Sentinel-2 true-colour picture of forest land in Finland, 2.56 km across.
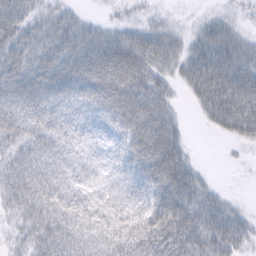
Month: February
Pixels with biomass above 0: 84%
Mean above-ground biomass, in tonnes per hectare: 46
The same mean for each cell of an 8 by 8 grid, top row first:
58 33 19 7 10 5 13 12
59 52 63 72 64 35 57 42
63 63 86 93 57 26 74 62
52 50 36 66 73 21 36 76
41 49 32 34 85 54 0 15
55 53 36 31 68 81 10 1
37 55 46 41 49 74 47 14
22 53 47 45 59 57 51 41
